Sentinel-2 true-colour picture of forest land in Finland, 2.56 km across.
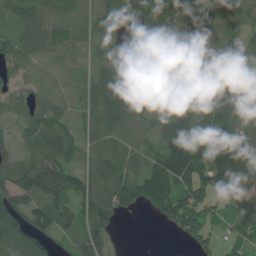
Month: July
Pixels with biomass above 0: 84%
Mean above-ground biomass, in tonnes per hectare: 68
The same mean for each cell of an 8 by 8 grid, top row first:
70 79 63 69 86 89 75 58
59 60 34 36 85 92 56 59
30 12 36 73 65 82 46 62
25 41 18 80 70 78 69 82
36 81 46 84 58 111 81 104
71 122 70 84 89 110 98 162
85 104 72 81 52 111 63 108
56 49 63 45 0 17 61 48
